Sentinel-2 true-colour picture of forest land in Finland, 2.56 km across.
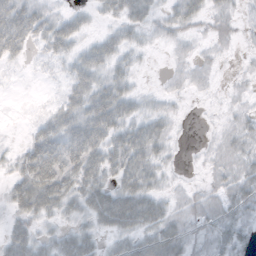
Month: October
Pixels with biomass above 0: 72%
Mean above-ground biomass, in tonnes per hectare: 23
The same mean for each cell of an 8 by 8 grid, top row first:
45 24 15 17 24 23 18 10
28 21 18 28 11 8 7 4
1 3 30 27 2 7 7 4
1 14 37 44 18 7 1 9
6 42 48 37 42 6 5 20
25 57 43 29 36 5 9 25
26 33 27 62 48 14 24 26
34 21 41 18 41 39 21 27
